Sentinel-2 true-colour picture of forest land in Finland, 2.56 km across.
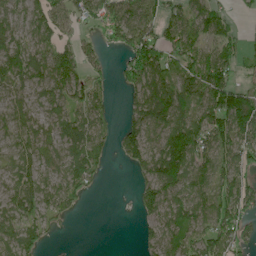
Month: June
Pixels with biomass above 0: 75%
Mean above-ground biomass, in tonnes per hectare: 68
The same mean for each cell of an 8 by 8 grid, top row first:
55 87 57 79 78 62 82 17
74 68 53 29 119 79 72 44
65 83 70 25 97 96 137 28
64 60 72 25 96 95 89 140
75 75 96 38 93 122 89 99
73 84 101 3 49 104 72 77
84 76 19 0 47 77 88 94
89 23 0 0 24 66 81 62
